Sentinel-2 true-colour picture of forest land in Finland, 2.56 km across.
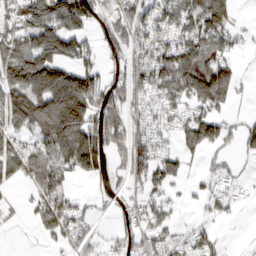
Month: March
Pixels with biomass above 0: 66%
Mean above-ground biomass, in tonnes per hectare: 101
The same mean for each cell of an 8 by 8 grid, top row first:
123 189 187 64 123 113 181 23
119 133 91 66 92 139 118 36
175 270 215 78 121 162 247 59
166 202 241 126 77 63 119 15
84 157 240 98 101 61 117 59
89 145 84 43 106 79 40 26
21 136 54 25 77 35 50 18
1 51 70 43 85 71 78 3
